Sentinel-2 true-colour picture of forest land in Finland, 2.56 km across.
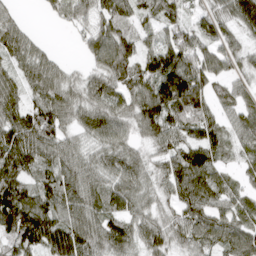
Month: April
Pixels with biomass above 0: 91%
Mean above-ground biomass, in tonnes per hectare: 85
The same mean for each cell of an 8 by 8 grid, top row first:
34 22 55 105 68 69 60 127
90 21 19 118 60 120 74 52
75 97 38 93 96 180 99 45
117 122 74 84 109 132 92 70
150 118 52 82 49 83 115 67
129 69 91 76 64 113 108 39
158 93 97 73 56 65 97 60
93 130 108 99 72 57 85 95
